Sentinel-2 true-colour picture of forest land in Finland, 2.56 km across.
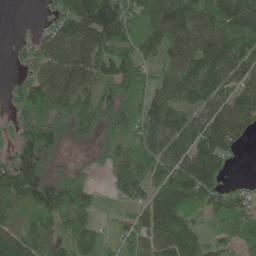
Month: May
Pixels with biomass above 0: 83%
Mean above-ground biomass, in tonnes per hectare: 93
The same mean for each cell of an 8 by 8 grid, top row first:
0 29 130 170 89 122 131 129
16 83 130 117 61 91 124 126
30 108 107 114 82 104 112 86
60 125 116 120 113 97 92 120
87 130 33 62 93 102 140 46
188 98 46 56 97 156 138 9
78 113 117 8 80 122 67 75
110 90 107 22 83 133 57 68
